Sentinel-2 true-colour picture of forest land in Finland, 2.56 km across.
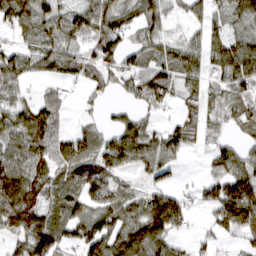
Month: March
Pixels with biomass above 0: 76%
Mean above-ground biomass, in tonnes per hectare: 61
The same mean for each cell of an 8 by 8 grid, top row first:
92 74 67 71 63 19 48 74
46 73 56 75 61 43 69 87
61 36 45 39 84 63 43 79
70 67 12 15 32 27 45 60
85 75 73 67 89 70 26 34
105 72 71 53 29 19 36 93
121 68 65 87 49 10 47 158
33 107 78 101 115 33 26 37
